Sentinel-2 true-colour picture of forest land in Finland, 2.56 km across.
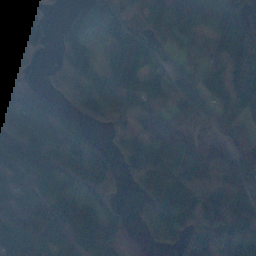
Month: November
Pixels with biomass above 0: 83%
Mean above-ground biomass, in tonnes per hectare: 92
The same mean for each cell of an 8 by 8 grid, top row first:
96 29 84 112 86 134 115 110
89 21 117 108 114 50 75 125
45 29 89 85 98 84 94 110
95 107 63 70 68 99 84 65
103 109 95 41 98 101 79 59
97 66 103 68 113 115 73 108
149 111 114 54 100 113 77 97
141 149 149 107 68 93 87 105
